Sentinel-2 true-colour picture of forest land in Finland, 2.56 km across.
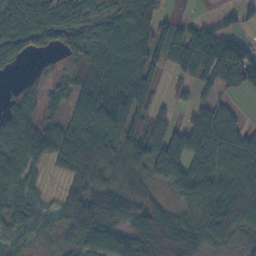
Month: October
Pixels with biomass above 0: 80%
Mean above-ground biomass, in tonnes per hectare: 62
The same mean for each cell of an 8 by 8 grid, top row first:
95 83 59 57 112 15 14 36
55 31 55 85 62 65 90 79
5 21 56 117 79 29 55 77
47 29 56 88 69 23 65 28
75 73 92 57 94 87 104 107
62 18 74 60 48 57 85 94
54 36 87 74 60 31 79 100
29 19 65 79 74 82 47 19
